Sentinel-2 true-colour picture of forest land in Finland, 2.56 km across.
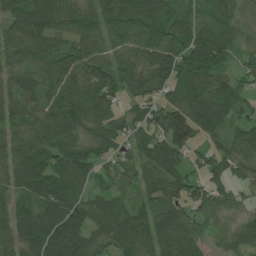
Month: July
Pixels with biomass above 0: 91%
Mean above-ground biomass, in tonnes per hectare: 80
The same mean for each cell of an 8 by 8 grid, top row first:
82 132 63 88 101 57 54 49
77 94 77 55 78 72 133 42
64 71 102 80 65 79 87 49
74 84 92 65 76 99 94 62
78 93 87 84 83 126 45 82
73 113 90 64 69 92 71 50
73 114 96 80 62 71 84 41
75 135 111 70 79 97 39 87
